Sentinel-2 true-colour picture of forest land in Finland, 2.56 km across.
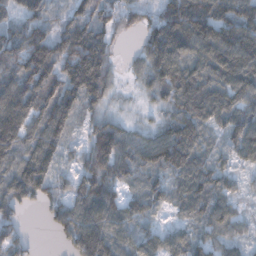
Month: December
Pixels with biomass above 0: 88%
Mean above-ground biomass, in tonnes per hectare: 90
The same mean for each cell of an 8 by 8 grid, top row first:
68 65 87 75 51 142 135 109
128 186 189 62 69 160 131 162
117 131 193 65 46 122 102 117
147 128 74 34 19 71 113 99
113 103 29 134 73 94 47 90
103 91 75 84 57 57 88 29
67 54 107 113 68 45 92 29
69 2 108 98 68 60 60 40
